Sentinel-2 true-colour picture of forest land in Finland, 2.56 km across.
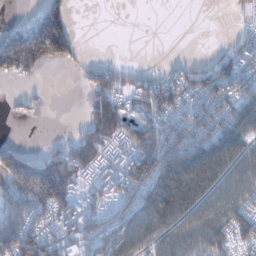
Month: January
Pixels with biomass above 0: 62%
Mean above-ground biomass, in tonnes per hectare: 85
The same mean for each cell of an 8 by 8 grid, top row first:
0 164 0 0 0 0 0 21
214 242 34 0 0 0 5 54
54 3 23 95 57 68 128 117
16 8 8 148 72 87 108 137
19 18 111 77 164 120 161 131
175 187 75 63 155 182 152 86
117 134 73 71 119 145 97 106
152 108 77 115 96 95 123 84
